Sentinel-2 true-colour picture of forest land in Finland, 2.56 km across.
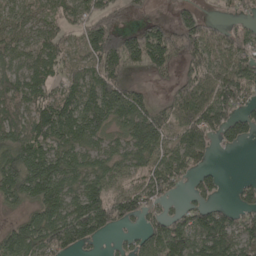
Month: April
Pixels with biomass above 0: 79%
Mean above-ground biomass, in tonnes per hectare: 87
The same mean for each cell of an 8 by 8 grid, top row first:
58 56 77 70 27 43 32 30
70 87 58 156 162 118 90 100
86 75 78 132 17 46 81 112
82 100 140 128 113 67 110 78
114 96 97 54 133 67 59 40
146 165 99 76 85 86 40 7
44 137 141 143 84 27 65 44
125 130 97 21 84 137 123 90
